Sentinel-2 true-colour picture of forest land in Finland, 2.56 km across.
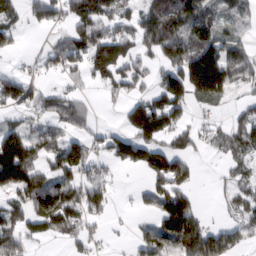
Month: March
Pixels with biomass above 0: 63%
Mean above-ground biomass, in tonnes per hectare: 89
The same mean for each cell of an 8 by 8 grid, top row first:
55 80 128 93 96 131 81 64
30 49 100 162 77 134 149 68
85 24 45 81 56 141 234 80
53 83 73 7 150 114 28 34
180 111 85 69 132 73 35 80
226 107 107 43 44 132 3 60
95 172 134 40 34 169 10 88
92 45 78 14 92 163 137 62
